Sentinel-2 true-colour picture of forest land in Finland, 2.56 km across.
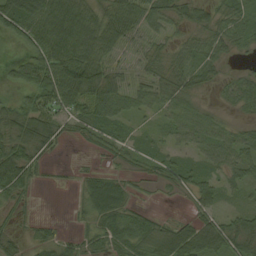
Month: August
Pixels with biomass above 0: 76%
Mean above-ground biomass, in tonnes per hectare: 42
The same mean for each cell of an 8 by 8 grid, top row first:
86 81 67 61 54 39 34 42
21 78 76 46 31 32 45 28
39 90 94 57 36 46 26 36
54 60 46 53 25 43 23 23
58 38 12 37 19 23 43 45
79 6 14 30 18 41 30 35
18 0 18 79 14 2 36 18
23 24 24 50 64 92 80 61
